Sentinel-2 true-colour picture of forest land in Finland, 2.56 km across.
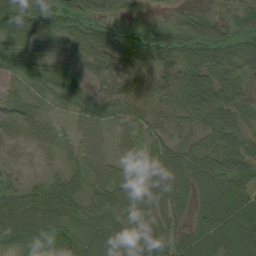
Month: August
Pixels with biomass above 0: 90%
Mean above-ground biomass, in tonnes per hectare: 54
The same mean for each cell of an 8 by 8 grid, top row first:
80 77 67 33 9 23 32 43
33 30 53 71 75 88 76 61
21 55 41 40 40 79 88 48
33 17 32 39 42 58 81 48
16 20 34 27 38 46 37 54
18 20 40 65 67 75 75 76
87 87 50 68 44 44 69 90
54 80 67 67 100 57 67 80
